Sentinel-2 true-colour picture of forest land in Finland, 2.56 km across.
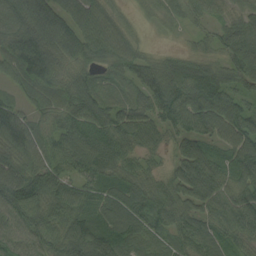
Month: August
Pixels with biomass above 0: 96%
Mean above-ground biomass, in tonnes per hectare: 71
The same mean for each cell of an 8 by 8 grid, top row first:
75 106 76 49 19 35 35 49
85 84 97 79 27 15 36 89
45 71 57 48 72 101 117 63
52 59 77 66 72 89 124 87
79 59 100 84 69 47 56 97
95 82 60 71 59 66 91 63
100 80 71 80 78 76 66 86
66 81 114 89 46 48 64 54
